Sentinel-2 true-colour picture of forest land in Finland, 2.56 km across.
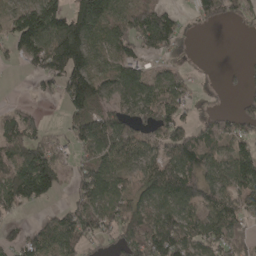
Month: April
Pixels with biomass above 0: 70%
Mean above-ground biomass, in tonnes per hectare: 86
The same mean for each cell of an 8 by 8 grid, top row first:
87 158 146 113 131 46 56 62
75 157 177 103 83 43 0 0
1 73 174 87 98 63 4 30
30 5 86 77 98 82 19 54
106 81 73 135 87 115 70 66
155 162 65 109 88 130 85 136
75 31 94 88 95 112 93 99
61 123 94 52 124 143 95 58
